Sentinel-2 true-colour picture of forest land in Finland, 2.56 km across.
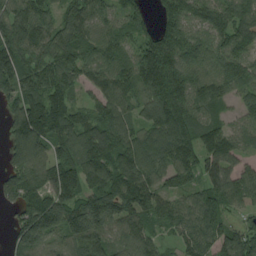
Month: August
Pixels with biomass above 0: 92%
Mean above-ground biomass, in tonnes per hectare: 117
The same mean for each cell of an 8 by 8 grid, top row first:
116 74 120 71 80 135 98 107
120 99 116 85 104 154 105 104
136 116 90 120 155 199 102 104
113 184 64 111 81 200 92 55
103 132 133 139 140 176 139 78
102 116 167 150 141 110 85 91
70 173 153 171 139 87 147 77
82 106 155 101 102 64 112 127
